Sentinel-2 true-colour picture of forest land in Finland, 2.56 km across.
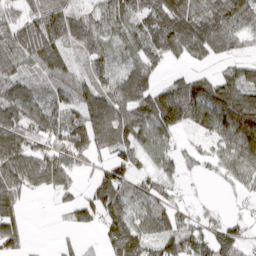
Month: March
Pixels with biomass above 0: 80%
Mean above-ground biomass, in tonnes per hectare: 74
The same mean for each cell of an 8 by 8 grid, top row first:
60 95 49 79 82 118 89 97
84 95 59 60 81 72 70 26
70 58 60 69 93 43 85 92
85 80 98 102 106 156 119 191
102 64 106 71 66 35 27 102
103 98 29 86 48 46 27 59
66 2 57 110 51 68 17 10
64 1 12 99 88 118 118 58
